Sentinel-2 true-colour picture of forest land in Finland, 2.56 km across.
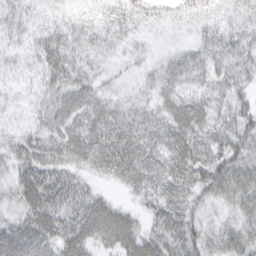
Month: March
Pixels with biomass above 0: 85%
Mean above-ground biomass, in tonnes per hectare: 30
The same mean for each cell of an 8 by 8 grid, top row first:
23 16 10 17 20 17 24 30
16 33 17 14 9 10 36 42
10 24 27 12 13 32 35 35
5 23 35 28 24 41 39 36
23 30 38 44 41 48 37 38
27 47 19 22 39 41 48 40
23 56 40 36 20 35 18 28
51 45 58 43 42 37 29 33
